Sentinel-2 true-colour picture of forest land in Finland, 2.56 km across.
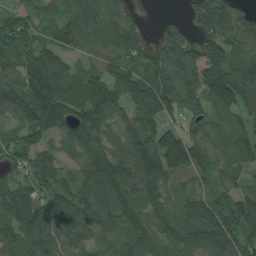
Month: July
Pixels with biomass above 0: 90%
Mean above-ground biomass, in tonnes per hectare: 112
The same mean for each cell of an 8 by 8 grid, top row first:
83 70 116 100 20 16 153 109
98 104 69 86 82 172 137 94
94 192 86 131 133 150 188 187
115 149 97 139 168 100 91 108
83 70 108 108 158 168 107 115
62 105 72 153 159 93 72 73
147 103 120 124 108 99 132 152
108 103 80 77 117 108 151 128
